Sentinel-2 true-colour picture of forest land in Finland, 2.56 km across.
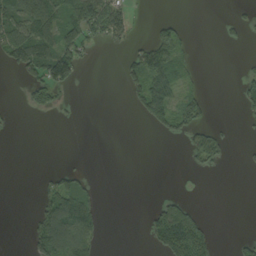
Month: September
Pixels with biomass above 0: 29%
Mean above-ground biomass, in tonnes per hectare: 34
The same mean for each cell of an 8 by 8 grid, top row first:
87 104 86 71 1 10 0 12
97 89 68 11 46 68 0 7
8 100 24 0 84 51 2 24
6 26 3 0 57 89 29 16
0 0 0 0 0 7 73 3
0 20 31 0 0 0 7 1
0 90 105 0 9 87 3 0
0 121 99 0 13 137 67 16
